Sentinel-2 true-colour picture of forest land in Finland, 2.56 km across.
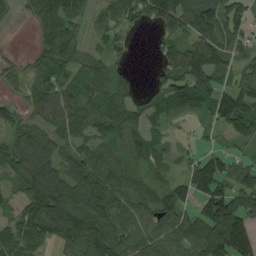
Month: August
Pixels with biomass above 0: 82%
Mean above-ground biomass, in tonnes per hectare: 82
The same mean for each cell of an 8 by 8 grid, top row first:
34 100 58 63 83 142 125 88
4 81 69 47 1 97 167 68
28 59 83 74 5 100 125 73
45 83 88 78 62 64 74 117
81 89 64 88 96 26 28 42
71 108 92 100 40 40 126 71
100 134 132 88 66 84 136 111
72 56 118 118 96 94 115 175
